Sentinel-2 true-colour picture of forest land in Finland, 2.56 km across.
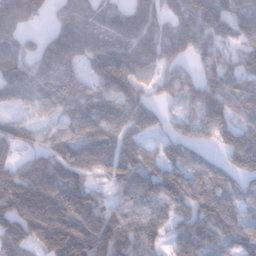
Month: January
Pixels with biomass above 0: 87%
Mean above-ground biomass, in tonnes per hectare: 104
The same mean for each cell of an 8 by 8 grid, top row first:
106 38 68 68 82 75 115 103
73 135 140 144 121 72 64 70
106 162 93 145 56 83 69 82
58 88 107 108 106 33 117 72
99 64 124 117 72 82 51 124
132 179 106 101 118 115 111 78
196 244 177 82 95 81 127 72
117 150 186 167 89 61 92 79
